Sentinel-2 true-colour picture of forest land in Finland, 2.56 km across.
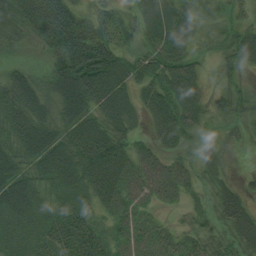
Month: August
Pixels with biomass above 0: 94%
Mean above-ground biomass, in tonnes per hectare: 63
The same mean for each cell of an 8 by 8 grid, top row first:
74 120 63 42 51 84 33 26
24 58 130 83 53 89 23 81
59 56 125 101 68 101 27 33
74 53 79 85 53 106 48 42
61 72 98 99 30 62 31 11
69 71 88 94 74 68 27 12
85 58 68 62 41 22 25 57
68 68 106 53 59 40 40 48
